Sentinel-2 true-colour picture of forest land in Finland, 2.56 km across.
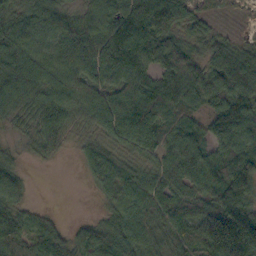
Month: October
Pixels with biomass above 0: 89%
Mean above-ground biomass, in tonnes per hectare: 79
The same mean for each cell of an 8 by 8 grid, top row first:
57 88 49 80 131 107 31 3
106 58 98 113 120 80 42 32
107 97 83 91 116 90 95 107
45 81 65 115 138 77 61 130
15 49 24 46 77 82 77 115
48 0 10 69 62 79 92 143
53 10 0 43 88 81 101 153
98 81 52 93 77 77 156 201
